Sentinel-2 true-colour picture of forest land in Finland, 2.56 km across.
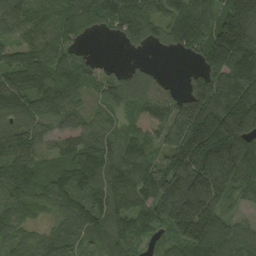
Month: August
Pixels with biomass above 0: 90%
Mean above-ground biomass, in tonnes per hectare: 117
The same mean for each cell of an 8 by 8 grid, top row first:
120 109 161 141 132 117 101 186
87 114 41 4 51 62 144 195
120 155 108 78 71 16 132 176
95 93 71 70 67 145 195 251
142 63 104 98 103 149 224 223
126 97 129 119 137 184 224 164
101 59 92 109 113 203 177 26
61 67 56 108 61 97 150 89
